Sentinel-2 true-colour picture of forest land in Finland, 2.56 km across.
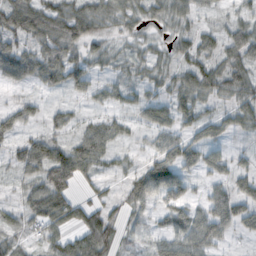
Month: October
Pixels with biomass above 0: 73%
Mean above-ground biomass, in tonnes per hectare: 43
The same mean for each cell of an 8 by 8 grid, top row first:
91 79 65 22 23 33 16 34
65 74 49 11 10 35 43 79
37 26 21 27 22 40 71 72
54 27 17 27 34 57 29 56
41 29 58 42 17 56 55 13
20 54 35 23 74 75 32 40
24 77 42 32 44 60 53 63
37 29 45 40 21 70 67 14
